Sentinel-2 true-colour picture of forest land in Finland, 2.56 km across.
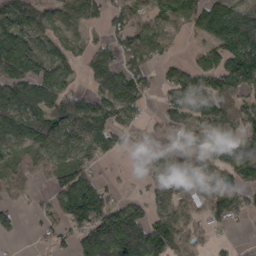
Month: March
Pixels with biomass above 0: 74%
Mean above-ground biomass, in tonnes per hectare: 86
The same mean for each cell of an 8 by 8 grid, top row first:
93 77 70 68 83 134 179 166
162 73 55 62 108 26 75 186
135 136 35 96 70 112 134 146
135 108 110 93 38 113 126 83
91 115 107 58 13 51 58 98
71 52 88 12 22 72 60 82
46 39 103 83 54 77 90 90
21 30 63 126 148 120 39 11
